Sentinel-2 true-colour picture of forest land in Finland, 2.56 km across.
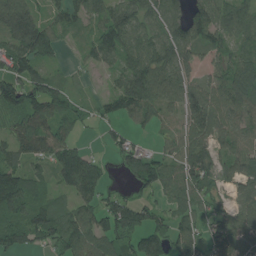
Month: July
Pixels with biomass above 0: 82%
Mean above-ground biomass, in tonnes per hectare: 86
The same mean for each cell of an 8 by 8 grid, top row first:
154 48 71 104 95 86 135 99
116 96 24 105 105 124 81 50
113 83 12 31 141 124 57 108
107 124 50 57 90 58 128 81
92 121 39 44 26 62 87 77
109 39 151 20 106 100 112 94
105 78 72 98 77 61 59 56
96 84 101 75 99 108 96 92
